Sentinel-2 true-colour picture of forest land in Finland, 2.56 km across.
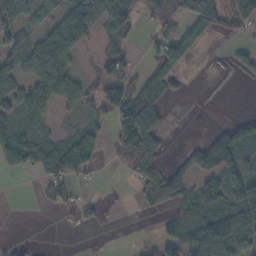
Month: November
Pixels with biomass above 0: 51%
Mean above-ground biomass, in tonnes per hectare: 39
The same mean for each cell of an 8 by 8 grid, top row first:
49 30 138 77 20 31 74 49
50 116 45 23 17 76 12 11
47 95 32 42 40 25 1 5
44 22 30 59 105 0 0 3
57 37 58 41 93 1 49 59
9 46 33 3 52 35 60 50
0 8 29 2 9 29 62 93
6 0 2 1 8 53 109 61
